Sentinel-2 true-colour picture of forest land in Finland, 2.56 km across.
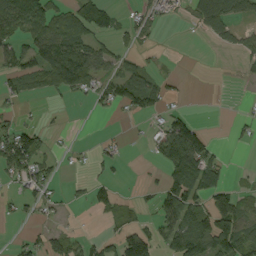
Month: September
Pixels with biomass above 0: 44%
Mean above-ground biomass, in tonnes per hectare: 42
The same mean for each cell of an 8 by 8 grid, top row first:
123 106 88 39 33 10 75 39
51 103 92 36 15 0 3 31
45 65 82 60 62 10 0 13
16 4 0 12 42 22 1 12
98 20 3 13 3 122 57 8
43 33 4 12 5 80 102 4
17 25 5 16 12 88 77 61
12 45 28 36 95 91 105 97
